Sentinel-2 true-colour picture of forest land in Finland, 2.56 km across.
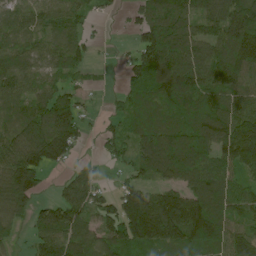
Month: June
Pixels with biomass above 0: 82%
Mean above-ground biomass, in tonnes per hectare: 99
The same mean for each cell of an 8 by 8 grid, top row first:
69 81 63 14 83 144 102 155
78 70 74 5 102 114 90 142
97 59 37 5 126 151 106 93
81 135 68 24 77 84 128 102
103 191 51 62 115 173 148 215
155 40 80 17 59 108 107 80
116 68 120 83 205 197 145 80
36 116 104 120 135 126 118 112
